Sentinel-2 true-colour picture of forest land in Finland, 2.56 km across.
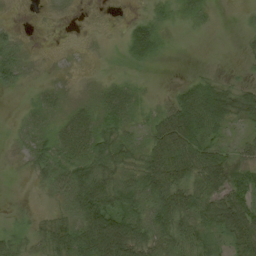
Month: August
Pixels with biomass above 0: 72%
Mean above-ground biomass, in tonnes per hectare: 34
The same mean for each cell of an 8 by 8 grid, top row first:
3 6 3 3 23 23 10 6
35 2 4 8 51 4 1 5
31 16 11 19 11 7 26 13
6 24 34 46 22 60 81 49
22 36 54 39 30 71 46 21
4 47 63 43 55 63 58 46
10 9 69 61 57 68 51 63
32 36 61 102 59 53 33 44
